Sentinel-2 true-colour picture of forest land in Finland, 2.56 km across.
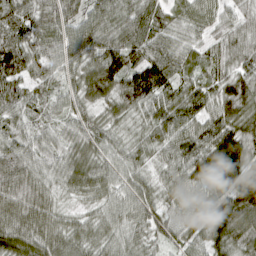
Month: April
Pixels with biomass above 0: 98%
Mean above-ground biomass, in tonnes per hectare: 76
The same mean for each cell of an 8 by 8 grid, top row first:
68 85 75 80 91 49 59 54
84 83 70 91 96 70 49 60
80 57 70 116 141 78 57 80
69 45 62 53 66 87 67 93
84 55 71 59 50 77 108 123
118 62 83 66 53 70 135 116
96 66 34 62 77 59 104 96
104 88 64 60 59 56 76 66
